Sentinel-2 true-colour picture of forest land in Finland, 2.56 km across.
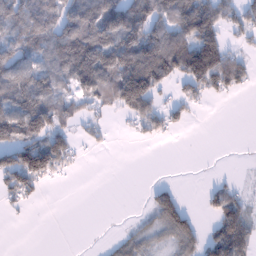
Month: January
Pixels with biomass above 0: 55%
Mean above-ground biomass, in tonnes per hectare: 66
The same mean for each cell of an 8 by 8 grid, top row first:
128 117 132 150 148 120 117 60
100 110 136 130 168 149 140 24
129 101 105 118 200 75 115 61
130 115 44 39 99 38 4 0
109 100 27 7 11 2 0 1
116 69 4 0 0 0 2 5
17 0 0 0 13 84 28 66
0 0 0 12 33 68 55 99
